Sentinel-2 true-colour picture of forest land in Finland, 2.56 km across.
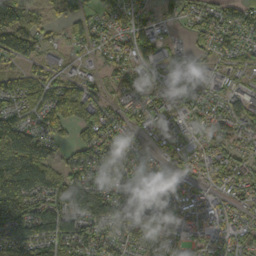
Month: October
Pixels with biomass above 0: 84%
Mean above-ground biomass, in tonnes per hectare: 72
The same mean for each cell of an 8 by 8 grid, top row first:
95 30 45 65 52 30 61 82
112 36 36 53 85 43 56 62
66 68 69 31 47 49 54 36
77 118 147 69 51 57 55 80
155 86 79 85 42 54 70 50
161 102 97 82 68 38 55 75
135 93 103 90 50 69 79 39
108 111 90 68 62 53 59 68
